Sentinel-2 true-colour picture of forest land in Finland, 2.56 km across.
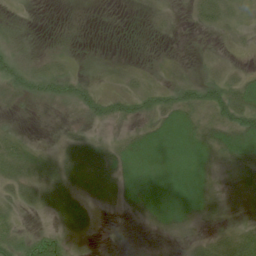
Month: June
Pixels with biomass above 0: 68%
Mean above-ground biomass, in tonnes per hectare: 23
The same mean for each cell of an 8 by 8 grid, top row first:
6 0 0 0 3 4 29 17
16 6 5 1 0 0 5 7
29 35 22 9 13 15 24 25
4 4 19 32 27 46 27 46
23 7 29 24 56 65 37 46
29 35 29 28 66 67 35 14
20 24 30 9 43 64 26 8
39 57 15 2 3 8 18 37
